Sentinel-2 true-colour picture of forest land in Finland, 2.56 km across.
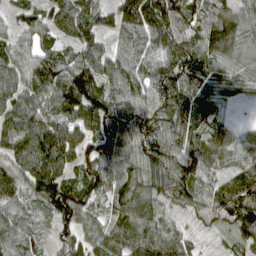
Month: April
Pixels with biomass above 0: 94%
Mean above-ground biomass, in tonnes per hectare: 93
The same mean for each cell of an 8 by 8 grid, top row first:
49 74 101 65 141 126 91 83
82 64 83 55 87 110 105 98
89 121 127 91 99 121 88 67
110 97 110 130 111 120 72 7
104 149 106 115 115 93 94 75
80 125 82 103 110 130 60 89
69 71 125 67 99 84 110 122
90 40 99 95 109 78 26 55
